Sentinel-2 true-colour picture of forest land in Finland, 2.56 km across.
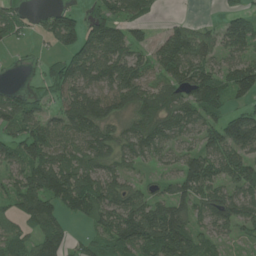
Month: June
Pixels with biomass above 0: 75%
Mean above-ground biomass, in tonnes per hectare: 91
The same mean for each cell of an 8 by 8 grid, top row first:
51 48 61 94 55 8 1 62
26 17 105 131 66 117 74 91
4 85 113 137 95 85 116 137
117 50 160 107 104 99 95 74
97 124 89 105 118 67 99 153
72 152 108 107 30 74 131 119
71 115 105 125 138 118 97 113
82 110 35 85 141 187 59 38
